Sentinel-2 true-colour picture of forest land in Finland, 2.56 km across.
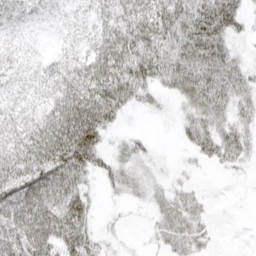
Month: April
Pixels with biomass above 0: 77%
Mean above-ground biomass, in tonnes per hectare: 39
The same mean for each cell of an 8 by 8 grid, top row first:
34 26 27 43 53 66 71 33
29 17 32 66 56 61 65 12
27 37 60 71 44 48 64 37
34 47 94 48 9 11 46 26
47 87 99 16 13 6 39 44
60 73 55 28 23 7 2 4
70 69 55 3 7 35 11 0
58 71 70 9 6 30 15 1
